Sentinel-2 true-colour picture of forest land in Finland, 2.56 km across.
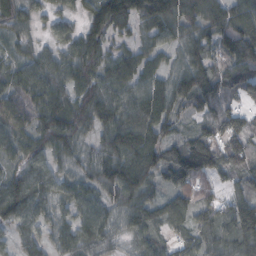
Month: October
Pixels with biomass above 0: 92%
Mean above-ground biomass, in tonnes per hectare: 80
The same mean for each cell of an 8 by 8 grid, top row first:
73 44 50 148 123 123 102 104
44 42 99 62 61 58 71 100
68 87 91 94 76 85 94 95
84 109 93 99 115 61 78 65
70 86 49 104 102 75 110 51
70 84 55 106 101 103 68 68
116 68 71 60 76 69 40 96
55 54 80 48 63 48 65 112
